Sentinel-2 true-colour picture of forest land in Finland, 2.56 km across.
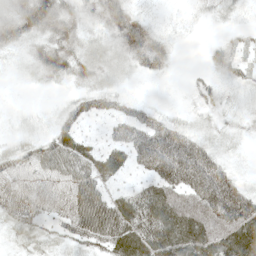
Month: May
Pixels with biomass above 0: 83%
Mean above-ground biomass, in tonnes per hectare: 38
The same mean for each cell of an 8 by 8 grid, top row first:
65 78 37 47 17 5 13 8
30 52 33 24 47 9 14 15
4 21 29 20 8 2 17 19
4 5 39 32 19 8 16 15
15 44 45 34 58 65 28 11
49 49 69 35 32 72 70 23
43 35 88 76 70 78 85 89
11 17 51 82 71 60 72 71
